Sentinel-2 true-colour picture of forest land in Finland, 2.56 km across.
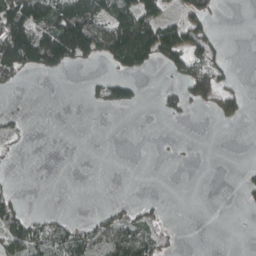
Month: April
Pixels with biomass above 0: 33%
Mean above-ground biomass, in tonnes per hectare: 47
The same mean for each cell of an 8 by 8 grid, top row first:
168 125 169 104 117 52 59 0
197 194 149 162 169 147 88 0
35 4 4 62 11 42 111 9
15 0 0 12 1 45 19 37
24 0 0 0 0 2 0 0
3 0 0 0 0 0 0 11
72 9 0 28 37 0 0 6
104 94 94 123 106 18 0 0
